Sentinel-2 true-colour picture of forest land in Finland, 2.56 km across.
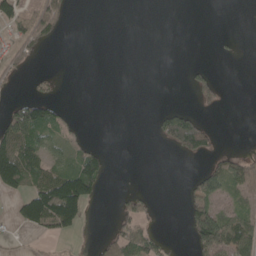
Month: May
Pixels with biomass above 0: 29%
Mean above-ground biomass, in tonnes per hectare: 30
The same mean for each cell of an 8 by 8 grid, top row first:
63 53 0 0 0 0 0 0
18 10 0 0 0 0 0 3
7 17 0 0 0 0 36 0
73 67 1 0 0 43 8 0
121 55 29 1 0 57 49 1
114 89 129 10 0 0 54 59
35 159 104 3 33 0 78 33
5 15 8 42 54 3 104 90
